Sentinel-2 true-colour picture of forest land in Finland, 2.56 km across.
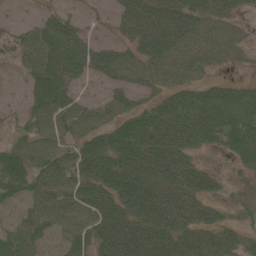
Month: June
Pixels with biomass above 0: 85%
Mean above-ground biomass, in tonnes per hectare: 53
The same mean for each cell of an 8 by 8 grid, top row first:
12 30 19 22 62 67 59 21
30 77 60 43 52 60 54 28
16 84 33 35 40 42 29 22
17 65 53 43 55 82 84 86
41 57 55 75 89 80 36 80
75 71 65 81 80 72 50 24
27 60 62 67 72 71 41 20
60 26 47 79 75 66 60 44
